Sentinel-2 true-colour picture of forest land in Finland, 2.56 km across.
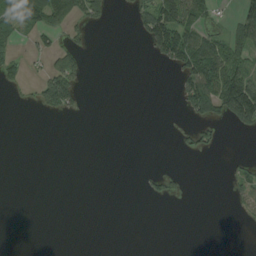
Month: August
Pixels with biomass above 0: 22%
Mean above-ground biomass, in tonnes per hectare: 25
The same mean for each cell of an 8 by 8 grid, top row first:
81 87 53 15 56 112 32 49
22 23 28 0 16 129 84 45
21 75 43 0 0 28 109 115
2 30 16 0 0 7 78 149
0 0 0 0 0 8 22 0
0 0 0 0 9 15 0 25
0 0 0 0 0 0 0 22
0 0 0 0 0 0 0 0
